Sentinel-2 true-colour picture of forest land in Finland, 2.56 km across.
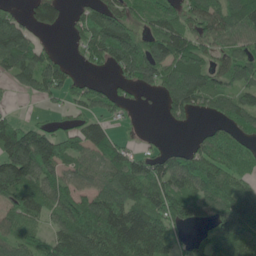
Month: June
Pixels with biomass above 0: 74%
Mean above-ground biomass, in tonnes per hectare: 81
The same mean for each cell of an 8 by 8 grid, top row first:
36 73 42 97 66 72 99 118
128 28 40 138 109 122 66 71
57 105 29 23 75 124 94 77
12 12 39 34 10 57 51 94
150 129 82 71 12 9 78 68
154 77 70 94 114 114 111 72
78 70 94 118 110 94 64 129
66 64 145 142 147 54 76 133
